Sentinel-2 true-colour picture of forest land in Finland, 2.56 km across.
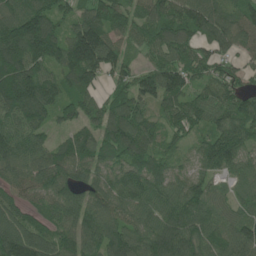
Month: June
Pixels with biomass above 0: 94%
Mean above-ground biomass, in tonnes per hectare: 100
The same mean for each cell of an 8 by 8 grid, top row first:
116 134 72 130 76 107 125 91
145 155 193 100 64 102 86 79
159 102 119 59 102 122 83 63
125 104 80 102 78 84 91 102
103 69 116 119 125 47 95 115
70 108 86 74 107 66 72 66
65 80 116 95 91 103 92 64
147 88 109 124 113 144 101 106
